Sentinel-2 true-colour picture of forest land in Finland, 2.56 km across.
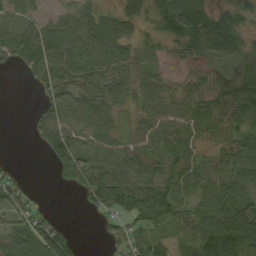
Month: September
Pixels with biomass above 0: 79%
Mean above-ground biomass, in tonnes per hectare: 50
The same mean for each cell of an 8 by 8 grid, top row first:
29 19 40 44 42 44 39 43
70 89 69 70 37 24 37 26
1 58 65 61 49 18 27 57
0 60 64 48 41 52 60 62
0 55 53 62 47 78 29 70
14 1 59 81 68 66 50 64
53 13 10 50 89 53 66 97
85 107 12 18 50 39 105 118
